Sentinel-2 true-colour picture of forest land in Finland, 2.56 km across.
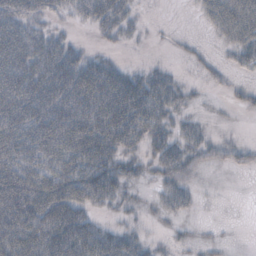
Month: October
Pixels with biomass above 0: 67%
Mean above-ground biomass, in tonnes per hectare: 40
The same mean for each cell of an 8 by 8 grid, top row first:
55 32 28 57 7 0 26 50
76 57 18 10 3 5 5 36
79 86 84 66 41 18 12 9
72 80 79 96 69 24 3 8
74 72 76 60 34 32 25 15
68 60 70 59 16 34 3 2
78 73 50 18 8 25 1 0
67 81 81 44 19 9 8 0
